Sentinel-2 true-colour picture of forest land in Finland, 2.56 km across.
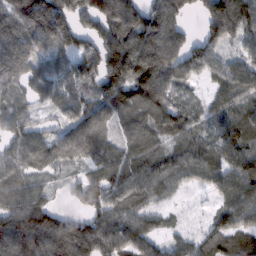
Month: February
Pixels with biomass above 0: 88%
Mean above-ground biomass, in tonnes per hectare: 99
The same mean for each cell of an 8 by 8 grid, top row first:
143 223 108 183 140 127 104 137
118 96 98 142 158 133 102 58
69 76 92 148 164 100 45 96
81 39 89 94 87 90 42 72
89 83 112 69 85 63 66 105
79 52 48 100 101 71 70 114
106 102 51 105 77 27 26 128
133 176 179 111 92 51 85 99
